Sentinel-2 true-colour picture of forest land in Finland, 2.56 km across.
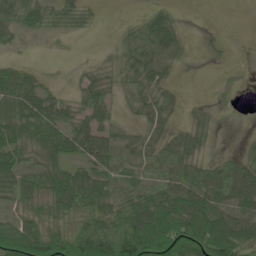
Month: June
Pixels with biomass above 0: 70%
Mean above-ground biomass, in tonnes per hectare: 49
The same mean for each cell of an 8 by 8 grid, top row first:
43 35 32 0 17 16 0 0
13 2 1 11 39 30 6 0
53 10 19 32 49 12 0 3
73 71 41 24 34 16 14 4
68 75 61 58 30 39 17 5
61 65 60 51 33 42 52 54
35 56 66 82 105 105 85 53
114 101 127 147 175 157 143 84
